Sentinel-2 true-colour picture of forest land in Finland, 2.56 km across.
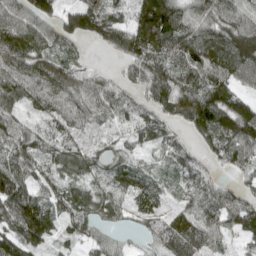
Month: April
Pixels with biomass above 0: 88%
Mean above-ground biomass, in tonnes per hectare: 83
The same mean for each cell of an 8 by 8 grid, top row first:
91 92 136 87 139 122 79 93
131 86 29 82 145 109 148 150
93 95 63 40 93 102 94 77
60 59 71 71 65 62 140 139
92 66 61 50 47 57 56 105
118 63 57 69 52 47 51 33
145 100 81 76 67 51 79 93
106 78 59 44 32 106 81 42
